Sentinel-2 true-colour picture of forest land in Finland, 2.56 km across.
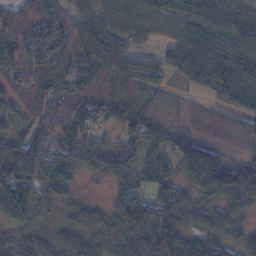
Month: November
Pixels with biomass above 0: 90%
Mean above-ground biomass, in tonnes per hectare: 63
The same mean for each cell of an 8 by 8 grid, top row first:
61 90 50 60 78 61 62 56
63 81 70 62 23 53 86 63
50 60 74 63 59 27 83 103
47 74 83 79 60 26 28 53
63 85 65 48 68 50 47 27
81 85 30 60 64 59 85 53
44 40 35 52 108 115 47 50
64 38 52 60 125 115 74 46
